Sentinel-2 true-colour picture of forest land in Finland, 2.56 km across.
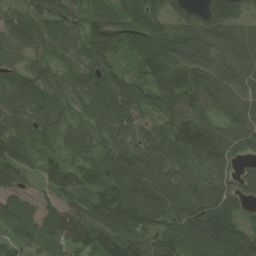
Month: August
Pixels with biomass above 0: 94%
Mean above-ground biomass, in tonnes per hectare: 88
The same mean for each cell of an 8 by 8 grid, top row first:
64 75 64 103 96 53 92 60
79 61 75 100 102 96 106 64
90 71 92 107 86 95 94 85
101 88 61 118 67 87 65 82
95 68 69 84 90 104 92 60
77 79 74 107 126 97 85 47
78 50 86 136 158 94 109 38
66 76 99 109 98 126 145 108
